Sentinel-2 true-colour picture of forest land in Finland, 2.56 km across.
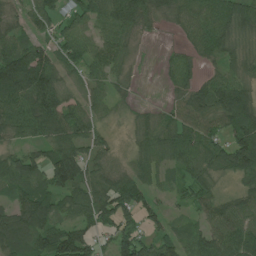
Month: July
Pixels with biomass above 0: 85%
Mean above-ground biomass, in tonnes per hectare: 64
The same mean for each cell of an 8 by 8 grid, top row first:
32 63 54 92 70 44 72 85
72 52 66 69 8 19 63 39
132 98 39 51 5 46 43 69
84 98 61 27 17 48 87 112
33 60 76 25 43 76 75 101
75 75 90 54 49 39 47 61
63 68 79 102 73 19 69 83
93 83 89 70 64 59 88 94
